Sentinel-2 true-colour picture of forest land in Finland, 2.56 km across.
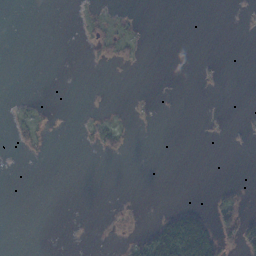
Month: November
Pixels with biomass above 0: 10%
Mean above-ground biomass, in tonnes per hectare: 7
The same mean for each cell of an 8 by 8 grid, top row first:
0 0 4 10 2 0 0 1
0 0 1 12 5 0 0 0
0 0 0 0 0 0 2 0
6 2 1 2 1 0 2 2
7 3 2 12 0 0 0 2
0 0 0 0 0 0 0 0
0 0 0 0 0 21 17 21
0 0 0 1 28 150 108 44
